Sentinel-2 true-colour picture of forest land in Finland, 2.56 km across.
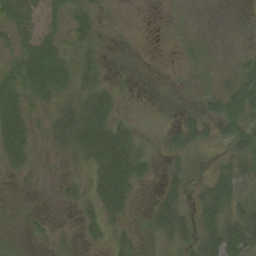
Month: August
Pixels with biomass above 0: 71%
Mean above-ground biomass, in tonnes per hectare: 25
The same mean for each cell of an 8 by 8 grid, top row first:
45 27 27 6 0 5 1 1
24 48 21 4 1 6 8 6
34 63 25 8 1 4 10 44
54 14 48 36 3 9 26 59
84 12 48 70 13 35 19 40
9 1 8 82 25 22 17 32
3 2 15 54 6 41 45 28
5 8 12 18 8 29 43 65
